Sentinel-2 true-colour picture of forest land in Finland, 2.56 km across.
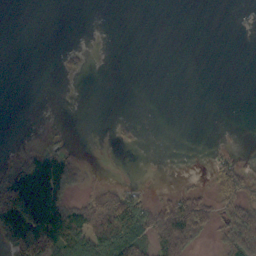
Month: October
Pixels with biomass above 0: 31%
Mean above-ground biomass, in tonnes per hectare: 28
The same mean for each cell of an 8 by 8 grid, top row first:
0 0 0 0 0 0 0 0
0 0 5 0 0 0 0 0
0 0 2 0 0 0 0 0
0 0 0 0 0 0 0 0
3 16 1 3 0 0 1 0
108 183 24 1 0 1 15 61
142 176 74 104 50 71 46 50
81 116 103 105 59 92 17 87
